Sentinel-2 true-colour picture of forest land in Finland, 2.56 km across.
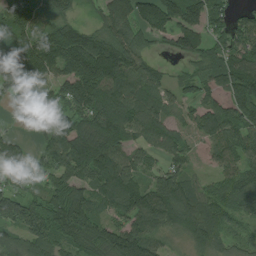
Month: July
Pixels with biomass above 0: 85%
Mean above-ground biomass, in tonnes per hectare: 105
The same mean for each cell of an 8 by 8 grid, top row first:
112 68 30 120 115 125 107 58
101 152 179 160 76 72 87 98
105 93 174 142 121 47 92 149
48 133 126 195 130 62 104 127
58 73 151 148 74 83 52 107
49 63 116 150 76 108 32 110
132 114 134 103 134 158 96 93
79 121 102 134 156 37 98 38
